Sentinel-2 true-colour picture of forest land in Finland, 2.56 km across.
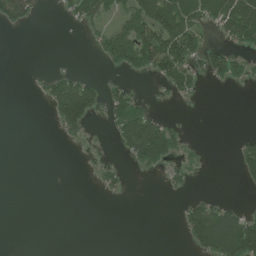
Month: July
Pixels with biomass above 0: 31%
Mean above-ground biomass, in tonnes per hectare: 34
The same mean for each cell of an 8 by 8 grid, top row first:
54 0 43 33 92 119 76 153
0 0 0 73 117 132 48 38
0 26 43 15 8 80 29 30
0 18 138 46 52 2 0 0
0 0 10 13 171 50 2 20
0 0 0 22 6 25 2 23
0 0 0 0 0 6 71 28
0 0 0 0 0 1 117 172
